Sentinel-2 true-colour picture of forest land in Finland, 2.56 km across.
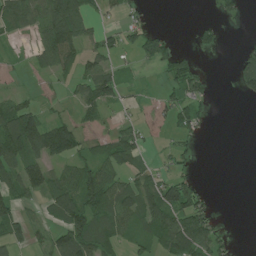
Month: July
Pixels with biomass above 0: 52%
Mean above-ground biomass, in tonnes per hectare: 49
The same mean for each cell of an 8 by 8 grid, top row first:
75 101 109 18 25 0 5 19
8 97 71 42 66 26 24 13
6 16 56 74 8 51 29 57
88 25 39 18 10 68 24 0
115 138 56 66 39 28 2 0
74 68 68 57 47 55 1 0
58 44 96 78 85 119 48 0
54 40 112 50 38 115 92 3
